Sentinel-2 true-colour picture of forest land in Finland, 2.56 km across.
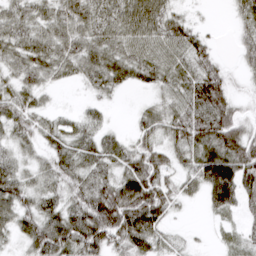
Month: March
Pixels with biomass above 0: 82%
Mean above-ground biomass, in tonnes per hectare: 44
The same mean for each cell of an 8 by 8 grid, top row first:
46 45 57 58 70 30 2 27
52 53 53 53 55 50 27 25
38 31 28 51 33 44 59 10
47 21 15 8 24 46 61 27
28 32 45 33 36 39 66 62
48 34 38 38 75 30 92 91
64 46 51 85 90 24 32 39
23 76 75 57 66 11 3 18
